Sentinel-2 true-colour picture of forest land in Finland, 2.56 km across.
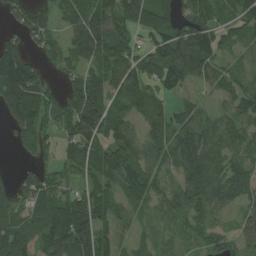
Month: August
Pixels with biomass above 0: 82%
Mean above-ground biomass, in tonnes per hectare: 85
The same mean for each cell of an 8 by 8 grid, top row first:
64 51 106 131 89 94 86 100
101 63 92 105 69 138 124 30
152 41 76 96 92 96 58 51
152 104 163 87 67 59 39 101
60 65 118 85 82 85 104 80
40 69 63 84 83 45 125 111
65 94 112 65 39 82 97 70
102 101 166 80 34 41 63 60
